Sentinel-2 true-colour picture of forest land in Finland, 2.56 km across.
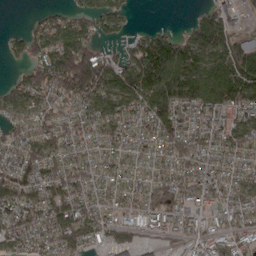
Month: April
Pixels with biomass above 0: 82%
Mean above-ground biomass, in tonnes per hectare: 85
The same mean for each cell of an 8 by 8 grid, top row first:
0 48 58 82 0 0 90 52
46 99 129 30 107 133 167 123
47 98 128 115 153 153 134 149
68 68 72 98 107 116 124 88
69 83 70 75 67 98 85 99
103 83 81 68 59 83 68 54
113 98 89 63 92 109 62 96
91 77 81 64 46 51 79 110
